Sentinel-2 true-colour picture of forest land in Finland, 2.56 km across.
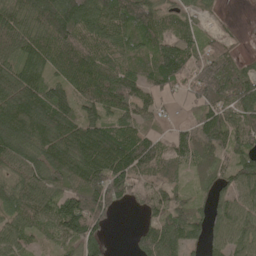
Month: May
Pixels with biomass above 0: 87%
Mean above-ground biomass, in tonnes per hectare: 97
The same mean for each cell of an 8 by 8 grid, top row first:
118 170 154 131 115 59 25 1
106 114 128 110 65 108 53 17
118 85 143 137 80 76 108 96
134 138 83 99 66 11 85 124
138 125 152 150 107 73 104 101
86 123 135 153 88 63 53 108
91 108 138 82 44 92 57 98
92 51 124 20 83 130 70 93
